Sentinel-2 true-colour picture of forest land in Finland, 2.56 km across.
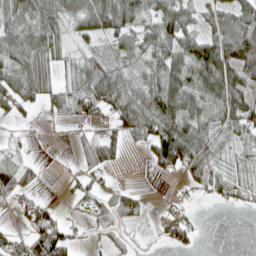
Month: April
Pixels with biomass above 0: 68%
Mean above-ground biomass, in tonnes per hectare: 50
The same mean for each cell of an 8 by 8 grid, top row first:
74 75 70 105 51 73 37 63
69 70 19 34 49 67 82 127
72 46 61 79 54 82 87 112
32 26 45 64 101 108 61 98
23 2 25 42 47 125 52 33
72 5 31 8 2 22 68 24
22 26 21 65 28 19 4 20
36 99 18 32 12 40 2 0
